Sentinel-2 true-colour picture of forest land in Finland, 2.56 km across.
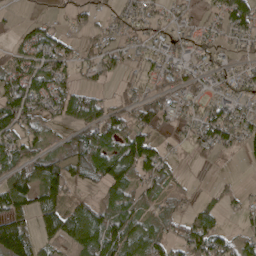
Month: April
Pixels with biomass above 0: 69%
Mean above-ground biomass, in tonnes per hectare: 57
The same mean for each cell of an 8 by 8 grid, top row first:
7 18 35 32 42 28 27 99
37 85 36 45 37 47 42 30
80 90 32 22 33 49 41 51
103 55 111 60 70 49 56 50
75 36 84 97 95 16 62 50
75 111 59 118 72 29 3 4
78 78 53 77 40 26 33 22
127 48 88 127 88 48 107 40
